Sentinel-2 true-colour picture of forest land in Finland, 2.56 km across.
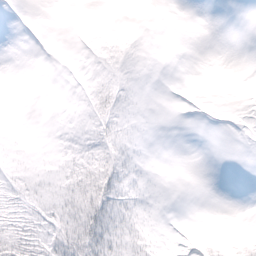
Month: February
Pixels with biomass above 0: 33%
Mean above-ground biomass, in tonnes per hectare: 6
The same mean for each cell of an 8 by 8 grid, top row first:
0 0 0 0 0 0 0 0
0 0 0 4 0 0 0 0
0 0 2 5 0 0 0 0
0 0 4 14 0 0 0 0
2 2 17 18 1 0 0 0
14 10 28 26 4 0 0 0
21 22 31 24 5 0 0 0
28 26 35 28 17 2 6 7
